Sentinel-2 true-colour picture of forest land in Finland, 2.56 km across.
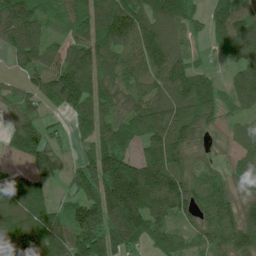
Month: July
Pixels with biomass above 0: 87%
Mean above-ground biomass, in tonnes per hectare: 104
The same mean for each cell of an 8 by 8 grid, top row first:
175 73 96 167 101 108 69 88
126 80 112 132 139 84 33 119
28 116 163 85 84 133 66 81
59 37 107 84 117 123 97 49
85 82 51 125 84 123 54 48
58 72 96 233 184 115 51 64
123 95 117 205 186 112 88 100
101 154 161 176 97 64 69 127
